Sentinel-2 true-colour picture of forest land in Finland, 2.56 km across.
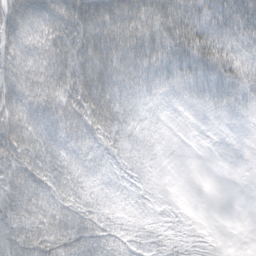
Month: March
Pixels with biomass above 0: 94%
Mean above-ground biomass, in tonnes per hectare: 49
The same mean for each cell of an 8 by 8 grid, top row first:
69 72 81 95 88 84 62 90
66 68 70 86 64 61 70 48
62 75 70 59 41 48 54 54
72 68 69 51 19 16 36 35
78 61 51 37 21 8 11 23
72 58 37 21 19 11 1 14
78 63 47 25 15 15 4 0
85 74 64 38 25 21 19 12
